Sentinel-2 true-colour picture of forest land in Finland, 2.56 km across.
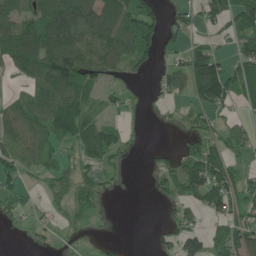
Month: June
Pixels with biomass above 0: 58%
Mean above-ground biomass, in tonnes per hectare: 57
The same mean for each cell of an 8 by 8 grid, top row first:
93 108 108 122 107 28 54 91
111 119 96 103 70 30 48 56
31 120 111 49 13 54 151 74
74 105 97 27 15 12 43 21
64 58 63 73 5 11 45 42
45 32 25 13 9 78 134 62
45 16 27 3 0 33 73 74
1 10 6 9 0 66 76 95
